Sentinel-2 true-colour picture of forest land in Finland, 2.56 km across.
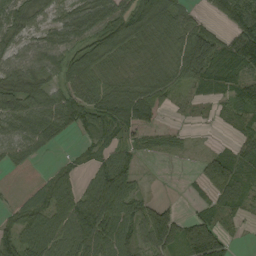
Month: September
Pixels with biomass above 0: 78%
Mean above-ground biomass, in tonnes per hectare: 52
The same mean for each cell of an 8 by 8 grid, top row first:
53 39 63 82 86 55 23 92
41 48 69 76 38 52 94 86
44 39 89 39 47 56 68 57
56 72 77 92 90 23 6 50
55 35 16 43 26 16 5 35
2 26 30 114 9 0 62 50
28 68 90 95 47 19 37 32
83 68 78 71 53 79 71 5
